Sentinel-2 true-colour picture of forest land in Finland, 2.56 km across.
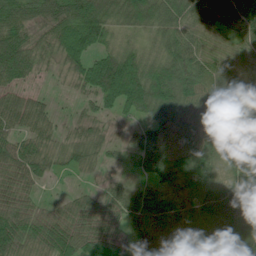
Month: July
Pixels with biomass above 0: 90%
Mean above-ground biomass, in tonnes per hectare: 70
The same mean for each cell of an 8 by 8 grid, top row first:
77 77 118 62 81 62 71 88
97 48 114 46 38 70 48 43
54 9 53 150 121 94 68 41
71 33 18 37 67 90 81 88
61 37 43 24 53 69 109 141
64 35 16 15 17 71 76 107
67 27 60 65 90 74 129 134
92 95 86 75 74 81 109 97
